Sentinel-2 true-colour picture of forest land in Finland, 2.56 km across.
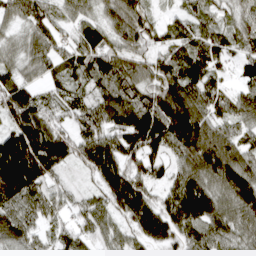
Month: April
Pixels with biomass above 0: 95%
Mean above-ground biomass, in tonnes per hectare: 111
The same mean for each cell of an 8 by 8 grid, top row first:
74 81 70 72 85 51 72 62
47 104 116 101 69 105 128 67
91 65 88 119 91 144 132 49
145 85 92 122 163 202 118 94
129 169 108 116 177 136 182 110
228 130 32 154 124 107 158 205
120 86 65 110 162 175 190 157
100 53 79 68 79 88 115 90
